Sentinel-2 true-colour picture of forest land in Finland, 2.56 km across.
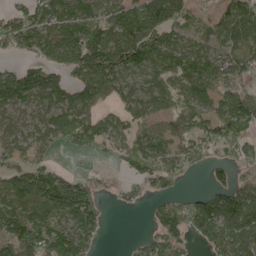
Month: May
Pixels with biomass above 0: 75%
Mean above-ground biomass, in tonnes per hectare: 81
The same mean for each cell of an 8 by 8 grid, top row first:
56 88 131 94 119 90 32 132
52 74 134 122 109 73 69 100
95 84 72 112 77 74 81 53
63 78 88 46 73 83 74 137
66 57 57 53 64 72 79 87
91 92 33 10 64 51 25 33
114 112 158 11 20 77 121 167
140 119 116 1 37 78 91 141
